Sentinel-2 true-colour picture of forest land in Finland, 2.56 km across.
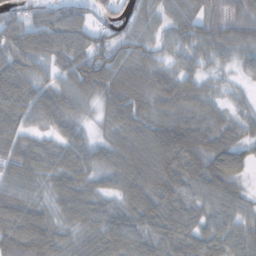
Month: November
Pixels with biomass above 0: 93%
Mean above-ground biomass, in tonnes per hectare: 72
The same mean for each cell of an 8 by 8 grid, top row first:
45 54 61 30 48 64 61 69
80 80 96 80 64 52 53 49
92 46 101 97 96 84 36 21
91 88 44 71 83 80 62 29
70 47 68 68 117 176 107 68
61 57 80 62 122 122 116 60
88 43 77 48 102 76 55 55
102 87 51 88 68 73 62 58
